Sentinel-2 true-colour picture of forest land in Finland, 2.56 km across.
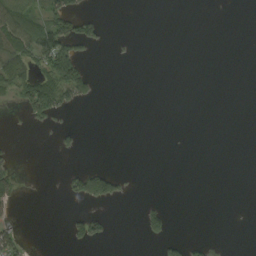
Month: September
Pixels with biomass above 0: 15%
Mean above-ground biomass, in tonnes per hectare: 17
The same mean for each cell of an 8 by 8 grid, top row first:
84 58 47 0 0 0 0 0
67 105 42 4 0 0 0 0
60 74 93 0 0 0 0 0
7 61 7 0 0 0 0 0
2 1 14 0 0 0 0 0
29 0 63 68 0 0 0 0
15 0 7 9 23 2 0 0
37 0 41 9 19 26 16 0
